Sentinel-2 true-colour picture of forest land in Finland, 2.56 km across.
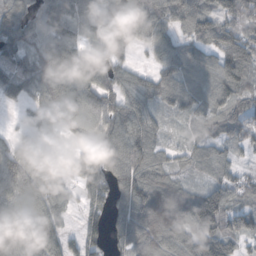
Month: October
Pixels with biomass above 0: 85%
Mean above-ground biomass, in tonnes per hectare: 76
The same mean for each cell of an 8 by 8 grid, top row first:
74 94 82 65 125 95 91 102
92 84 76 86 54 77 65 118
82 44 73 65 34 63 48 57
15 85 103 106 53 40 51 64
60 74 56 107 70 32 47 45
125 90 70 81 90 54 37 49
104 91 38 89 105 113 148 67
103 104 62 51 89 79 98 64
